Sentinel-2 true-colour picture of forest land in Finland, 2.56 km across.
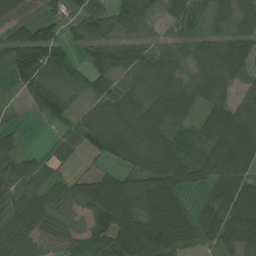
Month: July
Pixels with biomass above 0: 85%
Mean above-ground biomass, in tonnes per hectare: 73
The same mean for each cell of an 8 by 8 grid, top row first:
46 44 48 53 52 57 54 55
98 133 36 72 60 51 66 74
45 61 56 66 59 62 77 50
6 67 33 81 84 92 62 108
32 17 42 86 106 80 94 159
105 52 44 63 92 95 92 110
90 72 54 151 120 89 67 100
86 52 49 97 145 111 56 76
